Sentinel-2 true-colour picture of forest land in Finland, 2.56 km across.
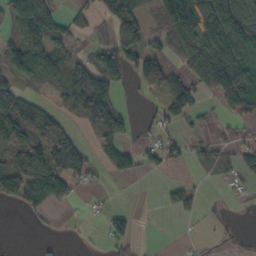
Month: October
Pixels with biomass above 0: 55%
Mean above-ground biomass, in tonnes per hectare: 56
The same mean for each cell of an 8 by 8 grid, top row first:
103 98 38 93 48 98 116 82
98 96 30 78 80 49 116 112
65 79 106 70 82 53 91 117
134 63 88 116 9 72 18 61
87 116 45 61 28 40 25 41
104 130 60 19 18 4 14 33
26 43 4 16 0 31 10 2
0 6 7 40 3 1 9 13
